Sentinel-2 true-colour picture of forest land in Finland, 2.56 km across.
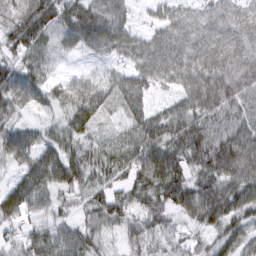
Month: March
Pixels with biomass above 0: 91%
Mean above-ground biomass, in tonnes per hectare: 63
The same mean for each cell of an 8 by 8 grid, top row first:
59 79 79 74 12 56 61 62
72 46 36 59 63 81 84 73
78 43 35 47 63 60 91 83
43 29 89 41 66 69 73 69
73 56 55 70 102 93 99 93
37 90 62 49 77 79 66 77
74 42 35 68 53 63 79 71
47 74 56 21 45 26 35 59
